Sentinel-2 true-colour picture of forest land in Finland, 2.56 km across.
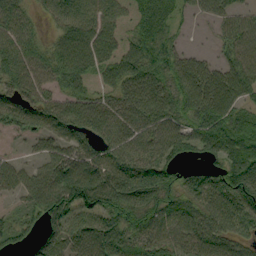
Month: September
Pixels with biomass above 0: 83%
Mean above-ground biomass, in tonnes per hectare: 69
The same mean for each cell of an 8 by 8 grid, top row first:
60 30 78 55 56 33 32 53
70 42 95 60 76 42 11 74
70 56 56 52 80 64 92 89
100 80 82 72 89 74 101 60
8 51 70 62 71 84 76 101
58 90 122 91 105 50 55 105
30 83 92 81 76 64 78 89
46 69 89 97 61 66 79 58
